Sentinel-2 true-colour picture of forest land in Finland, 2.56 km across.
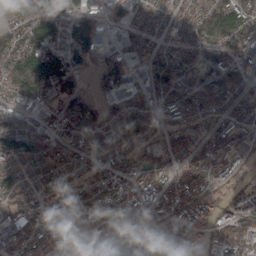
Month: March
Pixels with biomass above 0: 86%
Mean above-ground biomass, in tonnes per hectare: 87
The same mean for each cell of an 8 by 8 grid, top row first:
91 128 102 54 62 62 110 135
114 153 124 77 78 73 91 104
84 121 54 99 96 101 96 87
81 78 114 72 91 95 67 53
113 87 80 95 50 73 87 81
62 65 63 85 81 84 82 36
69 65 87 96 104 99 96 65
108 94 86 58 44 103 120 129
